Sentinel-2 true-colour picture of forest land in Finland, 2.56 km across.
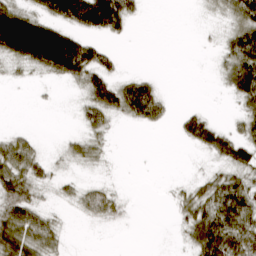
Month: March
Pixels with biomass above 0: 54%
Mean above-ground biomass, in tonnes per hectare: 35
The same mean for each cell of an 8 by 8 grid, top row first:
105 63 108 105 10 0 7 54
121 177 78 13 0 0 3 65
8 14 43 43 28 0 1 74
0 1 19 47 59 10 12 25
42 4 27 7 0 4 44 48
64 23 10 3 0 2 24 39
71 18 21 34 0 19 60 77
84 45 0 0 0 3 83 72
